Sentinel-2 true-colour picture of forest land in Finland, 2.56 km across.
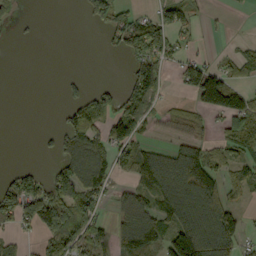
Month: September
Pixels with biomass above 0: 49%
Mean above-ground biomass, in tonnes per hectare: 65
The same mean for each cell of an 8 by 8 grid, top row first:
23 0 12 120 34 80 12 1
1 0 0 21 129 60 5 26
0 0 17 5 124 27 160 46
0 0 73 63 86 42 72 140
0 9 111 78 53 48 61 101
50 51 122 82 99 156 126 60
114 175 90 33 85 132 140 47
30 44 89 63 137 106 177 84
